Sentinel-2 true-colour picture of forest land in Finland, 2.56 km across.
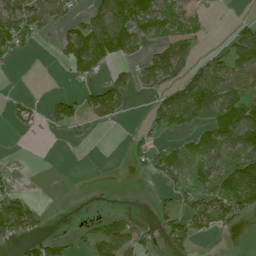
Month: July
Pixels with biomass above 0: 47%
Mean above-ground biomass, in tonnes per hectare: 47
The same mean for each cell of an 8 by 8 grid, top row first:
99 79 27 120 113 76 21 6
45 4 108 104 41 73 13 86
0 0 29 34 48 60 98 68
27 21 36 57 11 111 95 102
0 1 5 0 35 32 76 128
12 1 0 0 18 53 85 156
78 9 1 5 3 42 77 73
34 34 14 84 36 64 11 1
